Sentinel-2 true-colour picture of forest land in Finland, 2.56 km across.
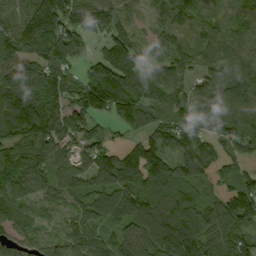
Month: September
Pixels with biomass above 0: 91%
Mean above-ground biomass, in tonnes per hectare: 107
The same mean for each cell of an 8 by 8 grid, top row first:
75 176 129 112 29 86 60 71
114 144 84 121 80 87 76 71
147 157 106 172 133 97 83 124
162 150 133 111 118 108 165 120
103 122 91 59 103 148 95 116
116 93 100 128 140 125 70 75
80 54 67 113 117 116 96 150
66 68 77 84 120 125 111 125
